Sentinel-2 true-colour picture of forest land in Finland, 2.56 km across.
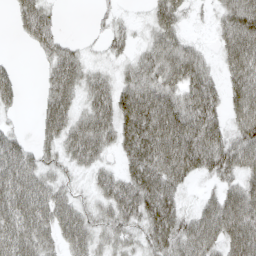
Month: April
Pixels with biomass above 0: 78%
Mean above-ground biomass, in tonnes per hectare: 56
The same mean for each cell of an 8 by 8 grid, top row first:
33 43 0 18 15 56 12 88
1 39 19 21 31 64 14 98
29 35 54 36 67 67 53 76
15 55 43 64 107 94 70 74
50 39 73 39 92 114 82 74
87 42 18 43 83 82 36 58
76 71 44 58 71 53 49 107
75 47 62 39 39 78 77 109
